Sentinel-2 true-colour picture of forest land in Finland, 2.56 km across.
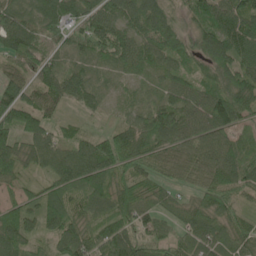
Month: June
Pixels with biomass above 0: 93%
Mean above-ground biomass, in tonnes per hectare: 79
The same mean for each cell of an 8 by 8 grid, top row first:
83 95 83 94 138 56 102 118
110 51 55 92 75 92 109 120
67 86 82 30 37 62 64 104
115 57 36 15 60 79 110 100
91 72 63 102 114 90 81 66
73 49 99 88 65 54 87 89
66 98 64 88 65 51 81 42
89 46 91 97 70 61 84 75
